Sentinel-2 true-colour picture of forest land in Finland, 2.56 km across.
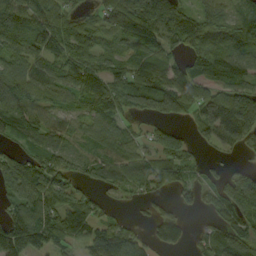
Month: September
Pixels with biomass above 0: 81%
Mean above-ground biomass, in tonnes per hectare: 83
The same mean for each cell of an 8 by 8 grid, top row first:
129 87 35 80 149 146 74 64
89 119 95 50 110 71 129 120
112 84 109 91 83 95 78 75
113 68 54 84 66 95 109 202
46 75 51 79 33 60 45 73
122 102 50 73 73 62 29 89
82 82 70 20 15 31 43 97
168 99 55 132 43 65 64 112
